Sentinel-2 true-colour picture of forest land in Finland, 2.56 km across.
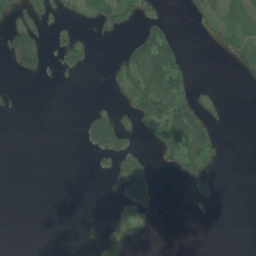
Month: July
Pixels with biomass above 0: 26%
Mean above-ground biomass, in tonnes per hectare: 19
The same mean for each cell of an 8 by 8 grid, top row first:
38 29 22 42 31 1 37 20
59 24 57 1 64 40 4 22
2 4 4 21 76 54 1 7
2 0 4 30 65 86 19 0
0 0 10 56 11 82 39 0
0 0 0 27 57 9 24 0
0 0 0 7 27 0 5 0
0 0 0 20 4 0 0 0
